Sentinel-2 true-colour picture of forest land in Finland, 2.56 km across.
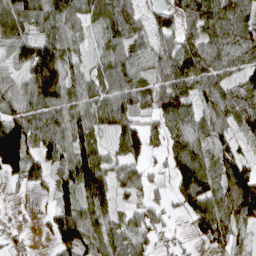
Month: April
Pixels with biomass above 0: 83%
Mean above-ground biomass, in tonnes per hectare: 79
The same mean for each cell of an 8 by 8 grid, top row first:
101 93 72 114 55 63 109 89
74 109 42 75 60 82 95 92
47 141 62 96 64 113 91 51
72 97 76 105 66 118 70 83
176 81 92 34 87 78 69 42
75 54 113 69 52 84 103 133
6 27 114 59 68 32 101 156
21 31 126 94 65 27 47 54
